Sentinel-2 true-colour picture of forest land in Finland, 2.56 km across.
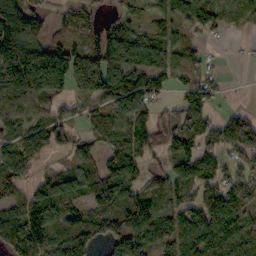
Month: October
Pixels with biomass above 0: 78%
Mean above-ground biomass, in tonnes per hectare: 107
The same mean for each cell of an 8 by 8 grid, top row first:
228 56 84 55 46 90 110 51
192 150 100 200 114 96 25 6
210 214 171 207 160 72 67 1
104 77 47 91 98 80 86 49
103 117 53 100 103 113 95 159
109 75 86 96 57 96 113 99
78 165 86 125 130 92 160 111
152 133 115 112 107 130 136 99
